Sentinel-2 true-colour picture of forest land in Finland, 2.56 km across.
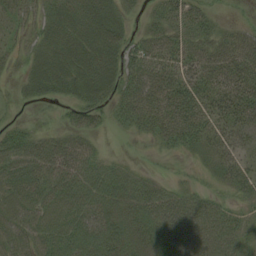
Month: August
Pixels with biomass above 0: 84%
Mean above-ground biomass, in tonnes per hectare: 40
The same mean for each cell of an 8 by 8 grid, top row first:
22 34 46 46 23 49 33 8
17 42 58 51 53 51 42 56
13 50 57 47 57 49 46 57
4 4 35 28 51 51 43 49
55 39 39 1 8 28 32 33
60 62 57 42 24 10 12 35
51 52 55 44 55 58 44 23
53 56 60 48 41 61 50 28
